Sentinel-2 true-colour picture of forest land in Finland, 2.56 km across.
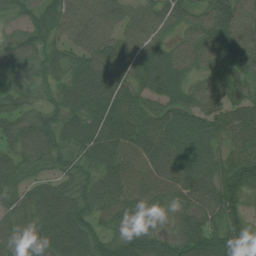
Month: July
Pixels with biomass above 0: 93%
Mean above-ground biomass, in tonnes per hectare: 62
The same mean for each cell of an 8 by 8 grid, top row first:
42 70 71 59 53 55 56 60
51 61 56 69 63 43 64 66
27 39 77 88 64 71 49 40
37 40 68 86 74 70 56 56
44 63 73 100 100 81 71 60
45 38 53 77 94 78 71 86
49 73 59 74 65 36 65 52
62 75 76 45 60 43 79 71
